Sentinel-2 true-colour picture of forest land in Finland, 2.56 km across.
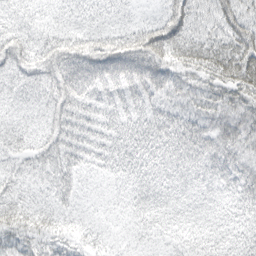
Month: March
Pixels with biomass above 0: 94%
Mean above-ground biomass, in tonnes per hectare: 40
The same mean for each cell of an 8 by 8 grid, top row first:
33 24 27 24 11 53 28 42
54 44 59 61 69 52 44 50
33 45 74 57 61 38 32 48
26 37 52 44 43 38 34 39
34 43 53 50 50 60 51 45
36 37 33 29 44 46 42 44
38 27 19 18 44 38 34 42
27 24 25 17 21 29 44 45
